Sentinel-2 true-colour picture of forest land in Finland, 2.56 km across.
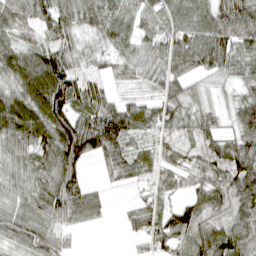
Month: April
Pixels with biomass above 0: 89%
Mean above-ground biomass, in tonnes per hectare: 61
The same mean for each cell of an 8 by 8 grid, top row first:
60 71 58 59 52 62 70 80
54 75 37 46 51 71 89 65
64 128 62 31 43 63 35 43
98 118 71 87 60 60 42 55
62 78 135 95 30 44 52 78
46 64 63 33 42 37 55 91
50 68 81 11 49 55 69 68
54 67 8 0 37 66 83 73
